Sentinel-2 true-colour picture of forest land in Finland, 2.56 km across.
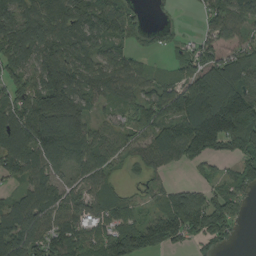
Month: August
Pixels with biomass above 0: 80%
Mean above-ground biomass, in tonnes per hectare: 96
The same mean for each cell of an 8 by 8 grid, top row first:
106 108 104 92 28 12 58 85
127 121 89 71 25 30 69 68
81 163 95 94 63 54 128 106
105 202 114 36 86 116 212 232
120 148 113 71 73 127 197 158
83 85 48 48 42 9 31 102
84 105 93 63 28 123 129 79
134 127 106 146 176 112 104 20
